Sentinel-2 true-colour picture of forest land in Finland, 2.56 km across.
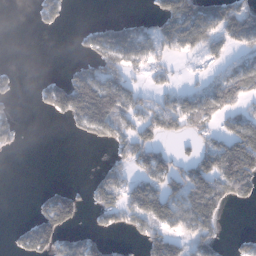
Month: January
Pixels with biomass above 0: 48%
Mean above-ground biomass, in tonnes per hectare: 58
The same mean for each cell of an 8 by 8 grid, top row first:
0 40 0 7 20 119 98 98
0 0 18 106 88 62 73 49
22 28 103 75 24 21 45 84
24 45 152 142 72 105 73 49
34 0 10 49 77 27 43 119
0 0 0 66 64 75 103 153
0 106 59 87 134 94 96 13
29 119 63 24 63 68 67 21
